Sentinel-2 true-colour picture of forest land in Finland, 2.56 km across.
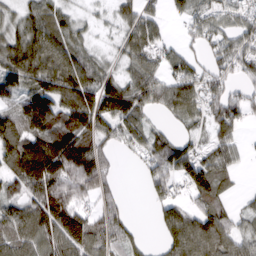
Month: March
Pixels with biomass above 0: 78%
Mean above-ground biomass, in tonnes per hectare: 81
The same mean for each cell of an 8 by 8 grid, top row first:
49 77 27 28 66 28 81 67
96 103 55 16 82 33 47 71
109 106 123 69 91 92 55 43
118 138 142 137 63 69 71 71
146 121 100 55 72 77 57 40
96 162 151 48 44 102 136 22
80 152 88 76 5 88 93 25
84 94 149 80 27 108 135 67
